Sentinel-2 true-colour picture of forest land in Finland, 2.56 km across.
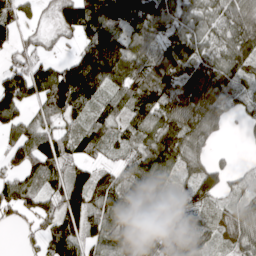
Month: April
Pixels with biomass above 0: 83%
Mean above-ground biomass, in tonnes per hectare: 89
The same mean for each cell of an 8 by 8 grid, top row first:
63 19 152 135 121 73 68 89
34 29 96 205 91 106 67 107
147 159 272 131 118 110 139 81
110 92 91 64 106 103 118 42
76 103 86 61 84 110 56 6
66 99 83 74 123 59 114 33
73 77 133 107 94 41 47 72
4 104 113 64 44 53 40 77
